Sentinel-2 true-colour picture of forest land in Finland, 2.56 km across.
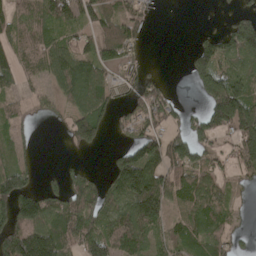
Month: April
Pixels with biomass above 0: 65%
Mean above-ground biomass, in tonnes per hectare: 76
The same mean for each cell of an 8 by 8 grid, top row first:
81 106 85 76 37 0 1 40
81 83 66 74 21 0 82 122
50 50 132 43 47 1 127 90
42 32 85 59 94 51 113 181
41 0 72 12 121 93 58 124
90 13 59 87 165 95 69 40
148 108 121 88 170 68 91 14
148 158 101 110 84 62 75 21
